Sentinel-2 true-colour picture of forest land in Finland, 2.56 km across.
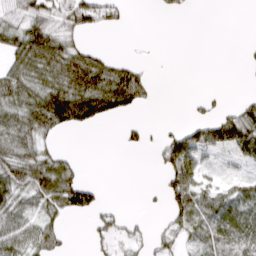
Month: March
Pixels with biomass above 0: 51%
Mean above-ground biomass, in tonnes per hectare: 39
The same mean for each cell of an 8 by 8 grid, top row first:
33 57 85 40 0 16 0 0
56 93 46 3 1 0 0 3
74 73 96 86 37 0 0 1
71 98 95 55 9 0 14 46
72 21 0 0 15 79 59 69
64 85 29 0 0 72 27 25
47 48 88 12 4 49 58 56
64 56 0 32 19 27 57 54
